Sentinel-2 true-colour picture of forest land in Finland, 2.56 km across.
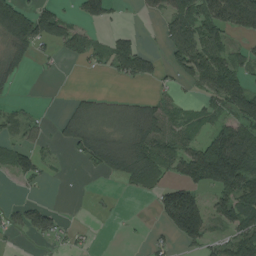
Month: August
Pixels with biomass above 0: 51%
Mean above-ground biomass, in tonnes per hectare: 57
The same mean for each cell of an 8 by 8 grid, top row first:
148 84 43 33 17 88 103 141
69 29 51 64 34 93 96 30
29 3 1 14 44 35 101 67
16 4 50 43 63 34 38 89
48 23 76 84 118 69 106 170
43 17 3 43 113 45 143 146
27 38 0 4 0 172 71 100
6 24 14 0 10 47 58 104
